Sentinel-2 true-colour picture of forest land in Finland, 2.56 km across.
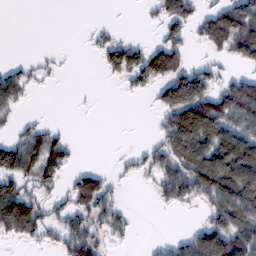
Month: February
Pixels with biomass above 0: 50%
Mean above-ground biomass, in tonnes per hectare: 60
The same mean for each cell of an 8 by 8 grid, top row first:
0 0 0 1 9 97 56 141
0 4 2 70 56 81 48 102
60 10 0 18 72 112 82 62
37 4 2 0 1 126 133 128
73 87 9 0 13 112 124 133
93 68 53 23 29 99 141 170
156 43 78 62 0 31 61 127
40 37 98 33 3 30 139 134
